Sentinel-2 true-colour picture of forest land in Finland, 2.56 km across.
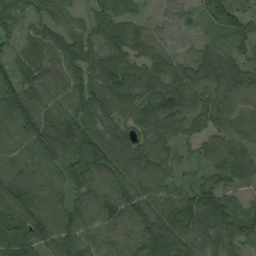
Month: August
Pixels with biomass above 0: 94%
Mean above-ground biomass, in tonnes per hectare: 87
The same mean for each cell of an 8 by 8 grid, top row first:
59 67 26 58 29 51 48 72
45 110 95 96 79 25 56 61
99 97 101 120 111 98 89 77
131 101 99 100 114 119 103 77
77 127 106 115 88 70 78 76
76 82 80 102 118 58 68 88
84 103 81 106 103 102 127 64
92 80 98 90 110 112 86 88
